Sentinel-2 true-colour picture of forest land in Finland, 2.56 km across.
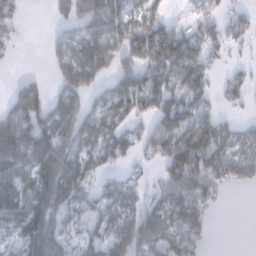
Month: January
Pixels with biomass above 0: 67%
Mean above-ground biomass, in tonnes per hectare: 80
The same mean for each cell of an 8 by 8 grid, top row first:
49 21 103 114 70 13 33 39
16 37 115 98 154 164 67 21
29 25 108 69 97 95 66 43
141 118 94 88 65 132 55 24
189 143 85 95 52 132 130 72
154 119 99 37 24 135 99 54
115 112 65 92 75 123 43 0
68 95 46 94 102 91 25 0
